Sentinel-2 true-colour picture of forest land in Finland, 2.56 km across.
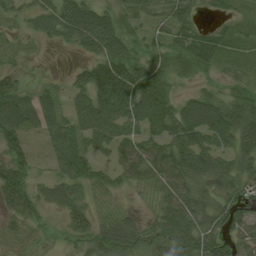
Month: August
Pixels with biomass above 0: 82%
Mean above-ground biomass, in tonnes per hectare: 48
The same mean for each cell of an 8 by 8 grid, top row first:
26 34 92 38 24 46 11 17
14 4 37 71 26 33 61 19
32 15 45 120 86 12 12 21
89 56 65 99 106 68 92 66
48 39 61 65 60 70 66 57
71 26 54 32 44 68 60 47
59 27 41 14 9 75 52 48
16 9 35 70 44 74 54 40
